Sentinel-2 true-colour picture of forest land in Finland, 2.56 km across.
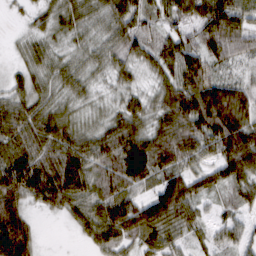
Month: March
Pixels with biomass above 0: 92%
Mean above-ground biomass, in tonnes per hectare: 67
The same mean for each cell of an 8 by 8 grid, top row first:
8 35 46 64 57 67 113 81
15 39 31 46 50 72 89 73
33 45 43 33 22 77 96 37
68 60 26 31 52 95 139 107
72 85 74 102 106 111 77 121
124 114 109 75 102 80 57 79
85 38 58 100 91 116 24 36
126 2 14 62 57 42 27 44
